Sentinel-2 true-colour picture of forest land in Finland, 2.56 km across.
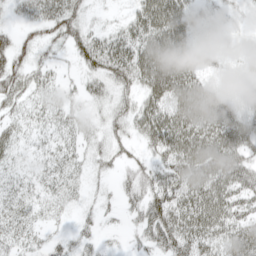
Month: April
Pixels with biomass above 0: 78%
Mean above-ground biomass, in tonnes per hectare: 36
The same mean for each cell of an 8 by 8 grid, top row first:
15 44 34 7 59 70 31 11
43 25 45 51 67 74 22 16
41 25 19 47 58 69 28 22
24 28 17 33 49 51 54 39
28 20 26 28 26 58 58 49
21 26 20 17 39 48 54 48
31 19 14 10 49 53 62 39
31 17 22 4 24 55 42 54
